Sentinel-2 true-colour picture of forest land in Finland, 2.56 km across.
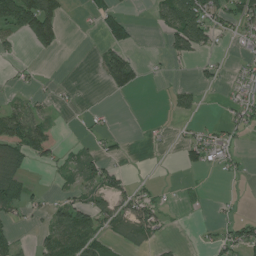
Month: July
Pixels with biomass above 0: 37%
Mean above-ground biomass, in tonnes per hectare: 32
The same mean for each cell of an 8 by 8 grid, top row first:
128 123 4 60 0 90 82 63
21 48 0 56 2 59 39 11
13 4 2 60 17 4 14 22
56 21 7 6 0 31 2 34
88 74 15 15 3 14 54 10
53 8 46 43 5 2 8 12
42 25 62 52 58 6 7 6
28 47 81 33 31 5 12 51
